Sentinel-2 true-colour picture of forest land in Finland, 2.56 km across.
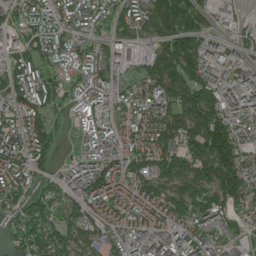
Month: June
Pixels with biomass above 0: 88%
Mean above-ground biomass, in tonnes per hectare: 118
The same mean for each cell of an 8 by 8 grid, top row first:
97 115 105 97 120 226 68 31
92 111 87 88 42 170 89 56
119 90 87 109 104 163 133 109
126 116 69 94 133 136 188 129
155 129 51 126 136 130 225 158
154 68 129 147 137 146 138 212
98 104 107 111 135 123 141 102
88 144 116 81 137 135 122 68
